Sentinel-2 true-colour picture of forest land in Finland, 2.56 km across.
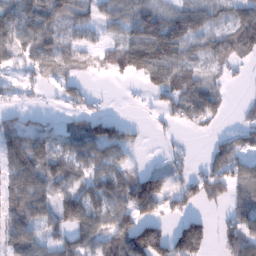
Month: January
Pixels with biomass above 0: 71%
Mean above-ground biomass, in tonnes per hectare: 70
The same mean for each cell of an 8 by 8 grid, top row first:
90 102 50 54 100 80 59 79
75 80 55 60 185 118 53 94
24 35 43 20 74 121 48 9
35 15 52 13 7 63 85 12
112 81 82 118 11 13 18 54
117 95 59 94 73 40 82 76
96 66 133 95 102 49 24 64
83 63 90 97 161 106 60 87
